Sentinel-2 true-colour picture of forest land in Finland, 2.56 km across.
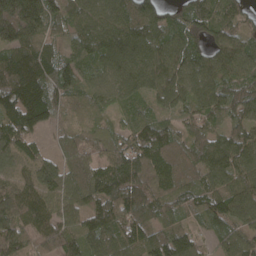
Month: April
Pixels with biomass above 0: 95%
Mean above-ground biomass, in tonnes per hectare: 105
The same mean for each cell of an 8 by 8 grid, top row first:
223 126 104 100 145 84 125 100
109 78 87 112 104 93 94 101
151 126 109 80 101 102 95 117
132 114 53 49 78 67 85 84
134 30 83 102 146 88 93 105
92 107 109 163 154 98 89 104
129 115 88 139 117 63 93 117
127 127 120 106 112 130 36 93
